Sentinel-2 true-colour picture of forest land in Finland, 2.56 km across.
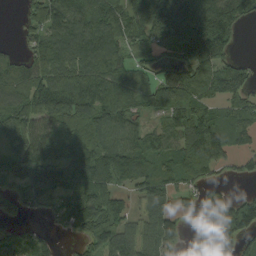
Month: September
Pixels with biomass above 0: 79%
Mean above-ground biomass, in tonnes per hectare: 102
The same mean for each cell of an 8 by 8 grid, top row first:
9 162 129 112 173 260 202 153
25 113 136 122 84 146 194 17
108 121 126 116 65 96 94 83
150 144 83 110 73 131 91 100
105 121 94 88 89 127 185 67
87 102 114 83 89 103 62 28
64 49 116 104 67 67 71 91
76 33 55 130 95 66 89 73
